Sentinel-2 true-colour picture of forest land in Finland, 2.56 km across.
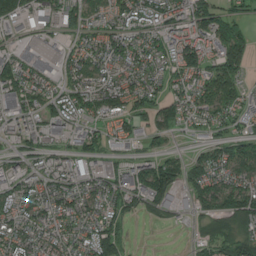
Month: July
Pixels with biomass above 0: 80%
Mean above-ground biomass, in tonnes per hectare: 80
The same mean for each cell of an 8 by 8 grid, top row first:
136 76 105 77 93 89 127 70
62 95 57 96 86 101 85 152
118 65 84 71 86 65 106 87
76 88 81 99 79 73 84 72
54 56 78 53 35 11 55 86
67 89 70 82 133 105 115 85
73 83 78 67 64 49 63 118
80 66 73 108 1 0 67 111
